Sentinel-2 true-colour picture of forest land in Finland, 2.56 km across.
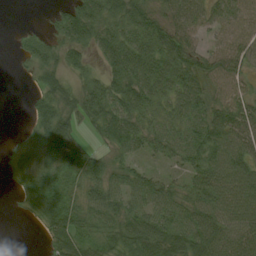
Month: August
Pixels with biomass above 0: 81%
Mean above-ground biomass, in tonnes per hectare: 47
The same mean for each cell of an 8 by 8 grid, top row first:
0 10 72 58 58 51 44 48
10 33 42 66 72 72 31 55
2 34 26 48 74 70 49 43
0 56 53 64 53 47 55 62
8 46 26 40 40 53 71 67
17 58 47 43 38 21 68 75
5 66 52 55 56 52 62 74
0 28 55 49 74 66 76 70
